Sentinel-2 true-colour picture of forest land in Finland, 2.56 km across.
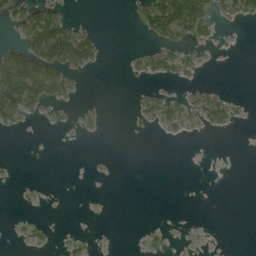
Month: August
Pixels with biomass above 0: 23%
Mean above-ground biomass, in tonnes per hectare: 25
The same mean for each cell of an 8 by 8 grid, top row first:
45 90 2 0 67 184 76 66
54 158 128 0 18 64 21 2
144 122 12 0 18 33 3 0
75 17 15 0 26 50 54 9
0 0 0 0 0 1 0 0
1 0 0 0 0 0 0 0
2 1 0 0 0 0 0 0
4 6 11 0 4 1 0 0
